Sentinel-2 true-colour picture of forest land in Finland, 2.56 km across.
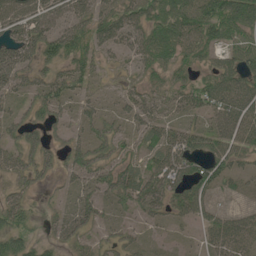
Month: June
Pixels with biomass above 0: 78%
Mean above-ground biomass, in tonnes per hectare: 49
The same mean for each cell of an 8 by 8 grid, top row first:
74 67 57 58 63 85 92 85
102 79 63 38 63 83 55 62
65 54 47 10 32 38 45 72
27 44 30 23 47 30 53 77
46 36 36 53 44 76 53 59
34 29 41 57 56 65 69 36
46 10 39 25 42 44 38 19
55 21 29 27 19 11 37 64
